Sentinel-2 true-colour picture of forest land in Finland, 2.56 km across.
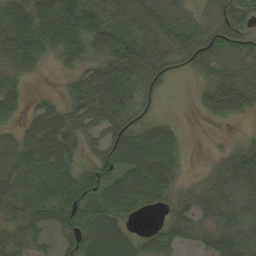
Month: September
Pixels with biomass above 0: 83%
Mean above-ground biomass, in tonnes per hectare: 57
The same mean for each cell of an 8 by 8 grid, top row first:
83 80 95 52 62 49 35 52
84 60 65 83 68 57 58 41
44 2 48 93 54 9 37 57
34 55 64 78 22 3 32 45
63 97 40 69 72 37 2 21
90 105 71 64 92 38 26 80
66 78 100 81 33 38 52 72
49 24 97 102 37 43 45 81
